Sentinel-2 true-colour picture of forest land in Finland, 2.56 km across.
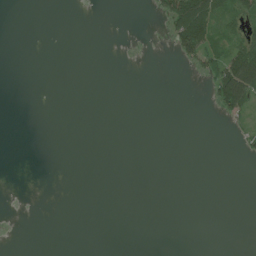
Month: July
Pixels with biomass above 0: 11%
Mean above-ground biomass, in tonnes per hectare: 10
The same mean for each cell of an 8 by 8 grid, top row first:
0 0 0 0 1 97 100 52
0 0 0 0 1 42 70 69
0 0 0 0 0 0 25 155
0 0 0 0 0 0 1 49
0 0 0 0 0 0 0 8
0 0 0 0 0 0 0 0
0 0 0 0 0 0 0 0
0 0 0 0 0 0 0 0
